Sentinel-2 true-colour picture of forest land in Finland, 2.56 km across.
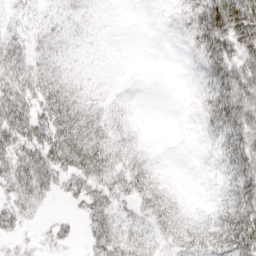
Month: April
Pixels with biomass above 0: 77%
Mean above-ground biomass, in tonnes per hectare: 31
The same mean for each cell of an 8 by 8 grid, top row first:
16 12 12 3 0 15 78 86
35 25 7 3 1 3 68 53
45 43 11 4 3 1 43 57
63 56 47 15 2 0 35 62
52 67 67 33 8 0 11 56
61 52 52 46 42 3 5 54
35 10 19 41 29 26 11 61
17 15 10 50 29 30 41 74
